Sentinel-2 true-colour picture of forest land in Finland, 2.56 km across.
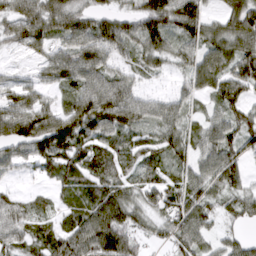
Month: March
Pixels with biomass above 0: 86%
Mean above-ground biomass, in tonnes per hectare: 68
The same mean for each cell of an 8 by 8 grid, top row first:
78 96 78 63 96 112 57 97
34 49 88 88 80 57 77 94
27 41 76 69 27 23 73 103
82 67 107 112 67 58 37 78
75 108 94 73 62 64 66 67
19 42 81 80 59 50 68 56
62 37 81 86 62 79 64 62
65 82 91 72 36 60 41 43
